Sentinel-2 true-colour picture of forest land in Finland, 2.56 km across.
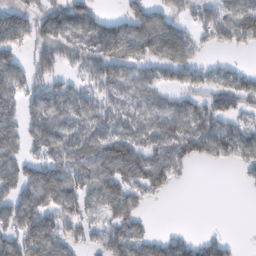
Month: February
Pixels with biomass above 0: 68%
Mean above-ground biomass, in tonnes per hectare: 69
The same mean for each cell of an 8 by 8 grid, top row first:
72 82 119 36 72 57 56 100
69 77 77 107 91 113 22 34
79 75 45 87 69 49 54 61
67 96 86 53 55 77 100 51
69 90 92 112 66 107 93 96
92 108 75 115 102 44 0 11
91 94 76 86 27 0 0 0
88 118 44 83 64 44 42 7
